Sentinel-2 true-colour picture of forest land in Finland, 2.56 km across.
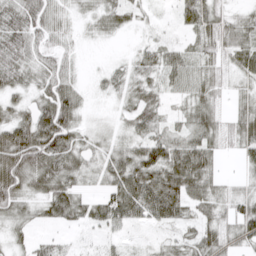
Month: April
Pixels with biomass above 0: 81%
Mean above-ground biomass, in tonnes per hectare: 41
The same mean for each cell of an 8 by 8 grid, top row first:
57 43 14 35 12 18 50 27
59 36 8 2 23 25 39 58
45 44 15 24 39 40 38 24
38 73 34 8 54 17 45 37
91 93 38 22 48 52 48 44
83 78 39 54 82 78 55 15
45 40 48 71 73 62 47 41
21 19 9 16 6 23 51 44
